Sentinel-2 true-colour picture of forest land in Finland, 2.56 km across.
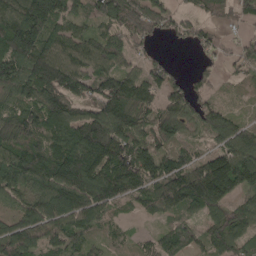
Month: April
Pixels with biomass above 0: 87%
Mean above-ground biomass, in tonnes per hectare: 90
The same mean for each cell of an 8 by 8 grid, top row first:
139 153 61 108 126 42 45 39
145 102 90 86 37 12 41 31
126 128 106 113 93 43 35 27
80 122 73 136 78 94 83 25
93 76 126 140 79 58 41 100
135 140 177 145 116 113 184 148
54 132 136 69 50 79 93 63
121 84 73 28 32 83 65 78
